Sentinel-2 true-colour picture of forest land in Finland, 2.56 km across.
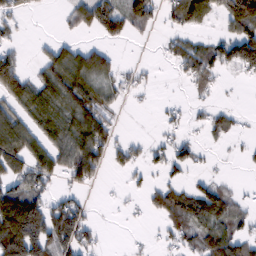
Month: February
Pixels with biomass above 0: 52%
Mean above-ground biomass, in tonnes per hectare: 55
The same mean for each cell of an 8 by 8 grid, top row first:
27 1 64 96 69 64 63 132
30 37 58 27 1 41 53 119
102 74 86 52 18 14 57 13
56 80 83 32 3 16 26 14
114 66 110 73 27 52 17 11
69 66 90 13 21 25 19 4
174 91 54 4 17 91 105 29
178 128 82 1 7 40 83 71
